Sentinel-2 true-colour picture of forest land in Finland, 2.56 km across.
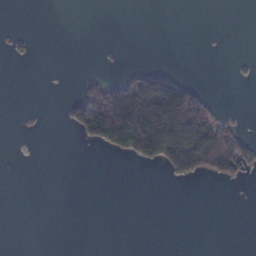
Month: February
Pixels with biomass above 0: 16%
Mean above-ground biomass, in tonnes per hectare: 24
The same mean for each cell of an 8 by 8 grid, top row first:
0 0 0 0 0 0 0 0
5 0 0 1 0 0 0 0
0 0 16 34 80 63 0 2
0 0 70 256 156 187 85 1
0 0 9 71 144 112 119 70
0 0 0 0 0 27 27 21
0 0 0 0 0 0 0 0
0 0 0 0 0 0 0 0
